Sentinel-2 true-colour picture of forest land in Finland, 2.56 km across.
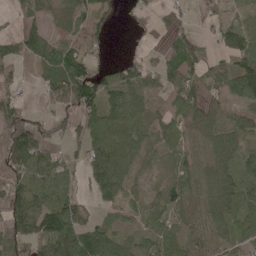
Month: May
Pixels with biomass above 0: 75%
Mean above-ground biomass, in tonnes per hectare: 62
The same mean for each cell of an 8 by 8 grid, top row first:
22 43 59 26 13 30 19 21
52 90 45 11 17 57 24 72
40 89 127 55 61 60 46 104
70 31 78 79 50 50 58 53
141 59 58 123 58 66 84 75
73 87 32 105 22 54 112 73
95 95 58 37 43 38 79 69
80 94 121 70 40 75 69 44
